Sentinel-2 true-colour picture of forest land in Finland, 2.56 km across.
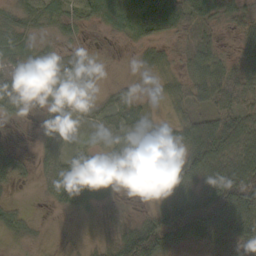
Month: October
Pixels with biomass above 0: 78%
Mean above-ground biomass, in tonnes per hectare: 41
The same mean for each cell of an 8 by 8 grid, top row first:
30 39 42 42 53 59 53 41
46 19 11 2 24 18 41 30
39 44 44 7 8 35 70 43
22 23 25 33 28 24 42 53
8 29 14 35 61 55 101 77
28 41 90 65 29 48 69 94
13 9 37 12 9 91 118 106
10 2 4 25 104 53 56 63
